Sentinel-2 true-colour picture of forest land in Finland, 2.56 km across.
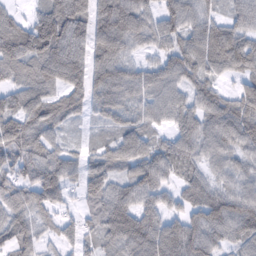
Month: February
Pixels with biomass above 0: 90%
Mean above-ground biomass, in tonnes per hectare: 72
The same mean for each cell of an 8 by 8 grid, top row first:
40 92 80 119 68 82 59 62
107 114 72 93 43 66 83 91
60 80 76 95 74 67 56 45
81 89 52 66 47 68 79 83
83 66 21 58 63 72 64 68
60 92 58 62 90 56 53 54
71 56 40 97 83 52 104 99
63 18 48 70 112 123 96 67
